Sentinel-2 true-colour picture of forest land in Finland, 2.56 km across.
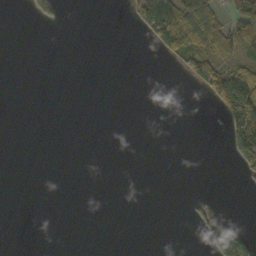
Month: October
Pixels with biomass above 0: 15%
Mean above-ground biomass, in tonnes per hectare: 17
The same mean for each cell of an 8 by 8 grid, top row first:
0 19 0 0 82 104 68 75
0 0 0 0 3 70 60 55
0 0 0 0 0 2 75 83
0 0 0 0 0 0 3 161
0 0 0 0 0 0 0 103
0 0 0 0 0 0 0 13
0 0 0 0 0 0 12 0
0 0 0 0 0 0 24 78
